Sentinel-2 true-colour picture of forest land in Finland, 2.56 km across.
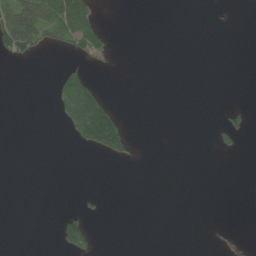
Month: June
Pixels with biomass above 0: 12%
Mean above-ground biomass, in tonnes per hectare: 16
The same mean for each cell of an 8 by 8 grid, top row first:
98 80 87 0 0 0 0 0
82 28 52 20 0 0 0 0
0 3 73 0 0 0 0 0
0 2 131 70 0 0 0 18
0 0 27 102 1 0 2 19
0 0 0 0 0 0 0 0
0 0 18 0 0 0 0 0
0 0 104 0 0 0 0 7
